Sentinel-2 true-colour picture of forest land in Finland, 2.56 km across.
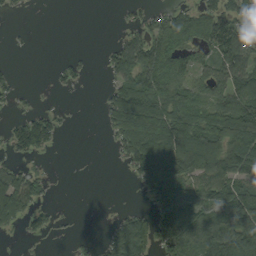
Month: September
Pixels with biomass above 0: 56%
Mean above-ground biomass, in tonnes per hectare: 74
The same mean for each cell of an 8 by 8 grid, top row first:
10 0 0 1 34 82 100 95
4 0 2 36 117 121 90 127
9 5 25 48 124 110 85 130
22 33 1 96 170 135 110 149
72 68 0 27 174 177 166 135
69 24 0 0 104 141 114 138
135 29 0 4 23 151 101 174
6 17 10 71 136 117 142 140
